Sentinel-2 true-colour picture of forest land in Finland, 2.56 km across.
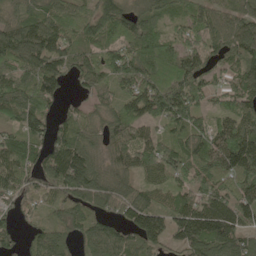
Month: May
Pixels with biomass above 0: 91%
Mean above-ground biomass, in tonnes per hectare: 95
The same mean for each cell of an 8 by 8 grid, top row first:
64 92 65 102 87 51 94 86
118 134 95 84 95 90 106 118
90 116 65 89 116 134 66 85
99 68 53 77 99 120 60 93
90 101 106 86 95 67 110 156
104 111 149 94 67 73 116 140
51 41 78 77 124 88 126 128
41 94 65 105 97 81 162 124
